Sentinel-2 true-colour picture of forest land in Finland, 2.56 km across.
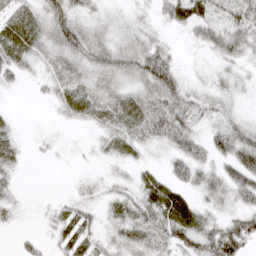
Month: March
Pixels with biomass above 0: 72%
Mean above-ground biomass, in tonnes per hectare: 26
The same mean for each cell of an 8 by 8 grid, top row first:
18 44 29 9 8 36 39 47
28 34 51 33 34 8 31 45
16 22 32 34 47 41 12 18
2 4 21 35 38 50 26 12
15 7 4 24 26 37 30 47
12 0 7 16 12 26 34 50
13 9 24 20 38 39 22 26
6 9 26 24 33 41 43 45
